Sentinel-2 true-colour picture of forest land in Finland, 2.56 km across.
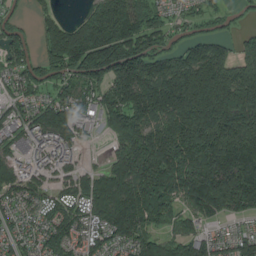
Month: August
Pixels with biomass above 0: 85%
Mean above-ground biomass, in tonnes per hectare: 169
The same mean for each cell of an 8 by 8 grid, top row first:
51 65 65 243 146 60 78 38
123 156 338 300 182 96 152 91
116 118 163 200 227 255 287 243
94 184 113 184 248 271 362 349
100 128 71 81 240 299 311 312
132 69 102 185 222 232 294 305
82 90 117 240 237 117 153 145
84 124 108 129 159 131 114 122
